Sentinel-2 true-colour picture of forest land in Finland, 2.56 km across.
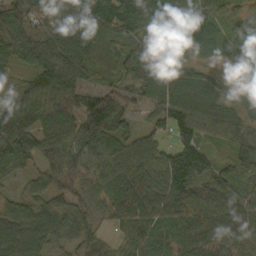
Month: October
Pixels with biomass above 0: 95%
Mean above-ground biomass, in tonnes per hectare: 72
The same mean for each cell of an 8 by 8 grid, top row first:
110 99 118 114 111 75 91 46
94 96 92 49 69 79 78 57
38 84 48 44 89 79 54 41
84 65 102 123 29 84 73 56
94 59 79 68 53 74 38 58
35 56 50 78 80 128 80 49
54 62 52 68 88 77 80 71
105 74 53 27 71 69 75 57
